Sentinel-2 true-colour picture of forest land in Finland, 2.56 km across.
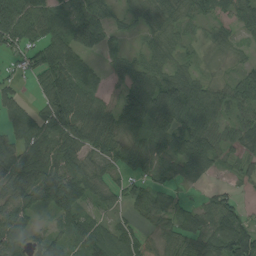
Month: August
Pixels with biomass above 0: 83%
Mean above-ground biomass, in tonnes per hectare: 62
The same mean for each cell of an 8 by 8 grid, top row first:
112 71 109 48 44 43 38 52
50 81 111 48 36 38 21 18
23 87 94 26 70 64 29 50
64 99 89 71 111 91 72 46
70 82 82 66 70 67 68 44
81 94 71 30 52 41 31 19
74 69 70 37 51 40 56 39
61 70 61 76 39 45 84 114
